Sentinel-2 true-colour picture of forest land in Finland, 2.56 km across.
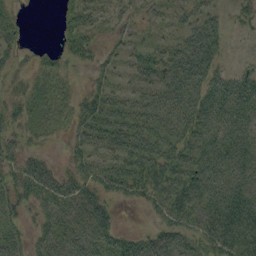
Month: September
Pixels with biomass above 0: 77%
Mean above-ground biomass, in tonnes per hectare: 37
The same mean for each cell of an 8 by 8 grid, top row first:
21 0 39 30 24 27 29 19
27 6 40 18 23 36 50 4
24 20 7 23 29 55 46 41
31 21 36 47 52 54 54 51
29 11 30 43 56 47 49 54
43 46 42 45 56 53 63 55
27 34 42 20 15 66 59 72
24 30 41 32 36 48 51 76
